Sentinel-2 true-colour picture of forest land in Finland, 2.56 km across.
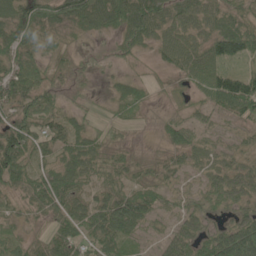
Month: June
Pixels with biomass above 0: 83%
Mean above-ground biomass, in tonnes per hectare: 47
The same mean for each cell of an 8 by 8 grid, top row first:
68 75 91 90 95 56 48 41
59 37 19 22 34 63 64 82
63 38 27 17 21 28 73 90
50 52 23 18 15 19 33 60
90 49 54 23 1 45 29 25
68 57 56 40 23 31 36 55
27 56 46 80 67 24 31 41
24 40 59 61 18 47 58 106
